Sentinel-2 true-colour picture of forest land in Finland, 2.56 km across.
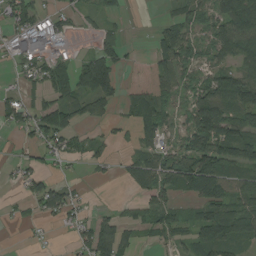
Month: August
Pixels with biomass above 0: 63%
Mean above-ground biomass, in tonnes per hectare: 54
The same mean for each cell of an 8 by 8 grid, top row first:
65 46 30 16 0 35 66 119
37 71 12 55 4 103 55 86
20 68 68 88 116 76 55 80
56 81 63 32 69 42 113 80
15 56 32 27 40 47 114 110
27 39 7 10 73 85 113 57
13 61 26 12 47 47 80 67
1 7 42 96 18 41 87 67
